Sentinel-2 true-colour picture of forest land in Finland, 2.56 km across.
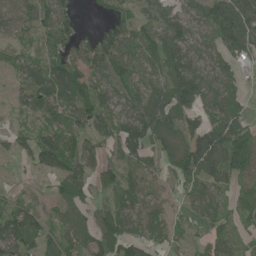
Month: June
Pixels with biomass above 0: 82%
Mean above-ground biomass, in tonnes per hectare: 76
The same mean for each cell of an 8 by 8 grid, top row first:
71 94 35 56 49 80 84 143
40 52 72 120 73 109 62 107
38 112 90 93 63 131 82 53
31 76 89 80 111 114 76 67
46 93 67 72 105 117 167 116
15 45 84 54 60 71 106 75
59 29 62 63 70 28 87 48
93 64 55 106 68 52 66 42
